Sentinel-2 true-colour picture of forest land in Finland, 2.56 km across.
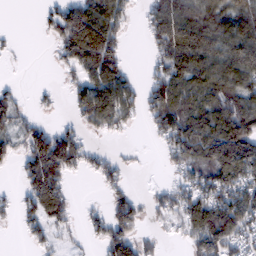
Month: February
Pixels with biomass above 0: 64%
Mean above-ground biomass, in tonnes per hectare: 78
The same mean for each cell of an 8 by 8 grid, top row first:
0 28 112 106 34 154 128 113
9 7 140 98 15 158 146 145
6 1 58 125 28 101 118 125
58 12 64 135 53 131 113 134
48 143 70 7 4 98 151 188
17 143 22 46 2 35 96 121
38 122 14 65 44 85 142 156
3 44 11 97 46 15 146 95
